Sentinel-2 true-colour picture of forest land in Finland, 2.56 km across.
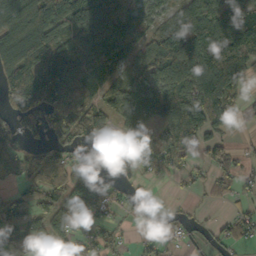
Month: October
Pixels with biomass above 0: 72%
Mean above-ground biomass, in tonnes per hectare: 73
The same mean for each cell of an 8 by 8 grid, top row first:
107 95 121 119 71 58 78 112
105 120 78 106 60 88 140 141
91 114 95 61 78 103 115 67
70 108 112 87 117 114 92 28
39 54 71 72 67 103 56 12
46 84 59 63 31 27 35 47
94 76 89 59 23 10 13 23
74 59 48 45 21 13 34 49
